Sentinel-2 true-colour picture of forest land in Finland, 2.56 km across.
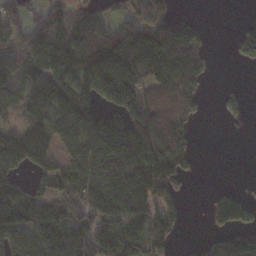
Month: November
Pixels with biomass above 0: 67%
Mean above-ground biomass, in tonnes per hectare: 99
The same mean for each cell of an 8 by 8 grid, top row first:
83 110 86 51 68 90 3 3
110 217 123 120 175 166 44 63
73 154 152 209 132 152 39 2
44 116 160 130 163 135 9 31
131 114 94 141 174 132 0 0
92 112 121 124 154 145 0 1
145 96 146 116 112 91 35 86
104 101 125 167 115 44 37 81
